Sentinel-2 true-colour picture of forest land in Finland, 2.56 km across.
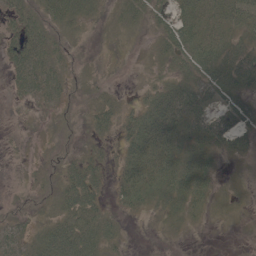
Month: May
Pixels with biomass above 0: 68%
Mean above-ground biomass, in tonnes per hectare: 24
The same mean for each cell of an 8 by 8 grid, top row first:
33 29 24 6 25 35 33 43
44 43 10 2 4 41 42 30
39 50 11 4 6 29 33 42
1 10 11 24 36 57 29 35
1 7 11 12 58 34 34 26
1 17 45 17 52 46 29 4
15 13 49 12 17 28 15 5
29 36 49 17 1 3 1 2
